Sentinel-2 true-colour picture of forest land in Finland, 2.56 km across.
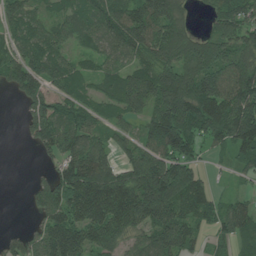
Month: June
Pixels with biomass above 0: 81%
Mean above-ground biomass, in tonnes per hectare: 99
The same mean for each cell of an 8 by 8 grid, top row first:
75 57 76 95 140 94 42 103
68 93 42 70 99 139 112 97
98 87 81 67 128 145 157 152
6 121 94 69 90 166 172 168
3 106 96 61 90 178 74 132
0 44 174 134 170 195 33 29
0 107 140 164 170 127 82 67
42 129 130 113 72 151 39 83
